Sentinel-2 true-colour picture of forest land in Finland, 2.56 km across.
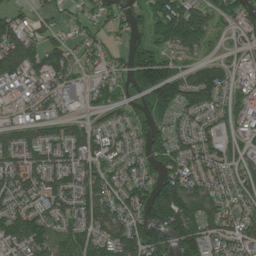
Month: July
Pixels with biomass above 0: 79%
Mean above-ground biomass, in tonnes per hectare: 74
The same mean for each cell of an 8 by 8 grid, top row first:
34 30 43 56 63 144 69 70
95 70 32 24 76 76 36 31
68 73 44 35 149 135 117 29
22 38 31 50 52 88 69 56
75 78 83 61 55 69 78 39
84 77 84 65 71 110 71 65
75 72 87 83 131 188 91 65
99 102 87 84 134 110 92 69
